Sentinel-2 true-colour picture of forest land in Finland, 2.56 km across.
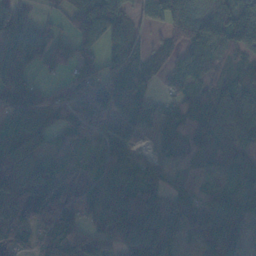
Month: November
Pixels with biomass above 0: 84%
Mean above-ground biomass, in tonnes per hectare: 68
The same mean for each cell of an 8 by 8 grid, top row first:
72 12 81 96 41 109 133 118
70 69 69 51 38 46 71 64
91 24 71 94 72 44 47 70
79 67 67 98 67 48 100 97
82 47 54 108 20 45 62 66
59 41 51 104 70 28 27 76
128 95 41 89 80 47 58 72
79 65 87 66 115 31 63 53
